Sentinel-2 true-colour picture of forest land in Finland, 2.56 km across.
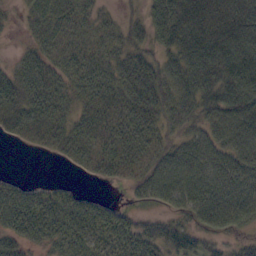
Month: October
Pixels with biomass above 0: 83%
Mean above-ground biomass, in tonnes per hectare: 56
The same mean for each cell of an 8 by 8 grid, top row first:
12 69 49 18 45 78 92 87
10 55 55 45 48 52 82 103
60 66 55 59 89 69 71 105
67 66 37 64 70 52 56 80
16 41 59 68 61 41 61 74
11 1 10 44 56 83 71 70
95 68 62 32 18 45 91 86
51 41 50 57 66 48 40 34
